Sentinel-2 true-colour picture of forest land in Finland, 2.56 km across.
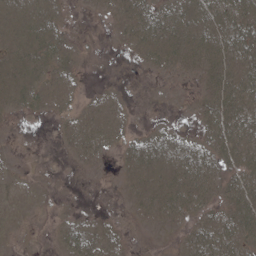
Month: May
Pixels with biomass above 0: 62%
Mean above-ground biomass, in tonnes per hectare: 15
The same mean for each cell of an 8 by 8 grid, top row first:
17 18 1 7 26 19 18 33
17 22 4 1 18 21 22 27
20 21 7 1 0 5 14 25
7 9 18 16 0 2 16 32
1 0 25 14 21 23 23 28
7 2 1 2 20 28 27 22
12 6 3 0 15 28 18 27
3 3 31 14 0 5 36 29
